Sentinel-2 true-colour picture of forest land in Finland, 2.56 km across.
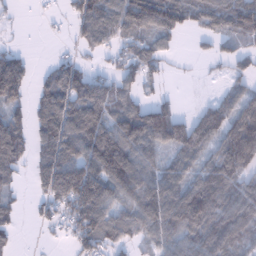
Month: January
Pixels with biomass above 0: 71%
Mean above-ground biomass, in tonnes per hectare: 81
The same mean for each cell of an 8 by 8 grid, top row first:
8 8 72 101 132 114 80 113
28 1 29 49 72 25 21 45
133 56 71 54 73 7 8 49
55 98 133 88 103 70 81 112
112 101 125 151 132 108 84 184
43 111 151 134 100 81 95 99
28 38 126 79 115 135 132 125
25 8 76 67 50 79 101 85
